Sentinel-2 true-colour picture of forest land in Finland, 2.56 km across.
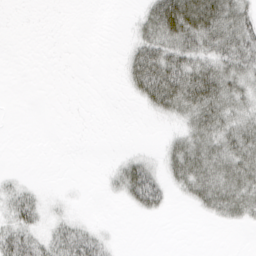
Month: March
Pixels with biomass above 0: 43%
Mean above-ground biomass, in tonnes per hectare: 18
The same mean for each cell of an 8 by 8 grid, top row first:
0 0 0 0 19 74 67 38
0 0 0 0 35 43 42 48
0 0 0 0 52 56 56 36
0 0 0 0 7 28 45 30
0 0 0 0 1 18 35 42
4 0 0 9 39 23 40 42
30 7 0 0 24 2 24 31
37 20 35 5 0 0 0 0
